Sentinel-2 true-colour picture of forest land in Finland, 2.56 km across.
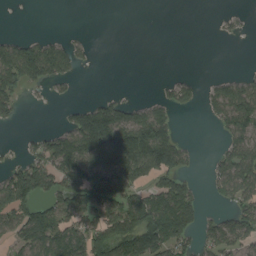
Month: August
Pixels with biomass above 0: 47%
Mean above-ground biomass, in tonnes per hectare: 59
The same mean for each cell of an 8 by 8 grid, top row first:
0 0 0 0 0 0 0 8
80 81 25 0 0 0 0 0
88 64 10 0 0 31 11 32
33 0 63 100 63 43 21 93
7 76 141 175 175 94 0 73
109 95 115 146 90 100 25 106
118 68 79 91 126 170 15 62
49 88 90 101 138 100 54 69
